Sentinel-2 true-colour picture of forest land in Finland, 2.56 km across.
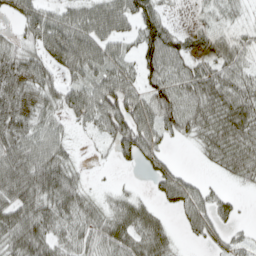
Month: April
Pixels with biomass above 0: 77%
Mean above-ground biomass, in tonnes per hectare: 55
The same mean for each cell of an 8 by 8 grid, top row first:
34 50 69 85 78 9 22 19
42 62 70 52 73 65 33 37
88 50 47 78 58 69 70 54
88 49 61 103 79 91 75 88
78 68 8 44 77 14 56 80
91 90 28 2 12 46 9 49
75 66 62 41 39 31 58 19
75 65 54 65 67 22 28 25
